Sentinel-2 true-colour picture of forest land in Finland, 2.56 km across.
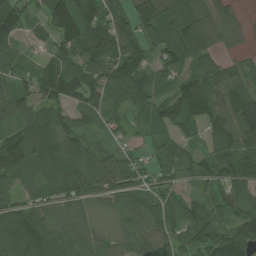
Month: July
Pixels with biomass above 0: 90%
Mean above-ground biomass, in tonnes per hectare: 100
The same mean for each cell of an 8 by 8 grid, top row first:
115 131 177 97 111 113 72 21
57 48 125 181 136 116 83 18
72 158 136 108 127 72 114 82
78 104 92 57 57 116 138 163
160 138 82 34 36 56 78 141
109 105 115 120 62 58 102 110
87 83 75 73 80 83 101 86
138 134 87 70 71 90 171 168
